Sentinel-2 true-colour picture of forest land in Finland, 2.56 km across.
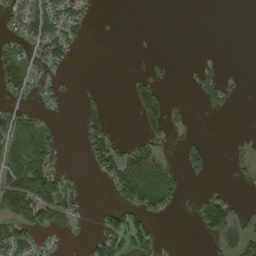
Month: August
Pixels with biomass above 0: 36%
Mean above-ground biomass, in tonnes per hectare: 34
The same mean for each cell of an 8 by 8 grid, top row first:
33 75 39 0 0 0 0 0
40 65 9 0 0 0 0 0
62 24 2 0 26 2 45 5
50 17 25 12 72 16 14 1
123 78 14 51 45 17 21 9
102 86 9 49 100 28 17 14
132 105 33 30 50 16 86 23
87 10 9 76 55 1 23 72
